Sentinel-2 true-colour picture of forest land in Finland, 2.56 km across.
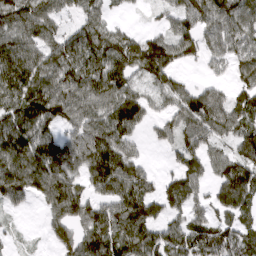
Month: March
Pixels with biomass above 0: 80%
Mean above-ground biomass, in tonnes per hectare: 95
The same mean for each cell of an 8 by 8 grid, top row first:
134 101 68 34 8 81 118 112
118 99 133 122 116 91 67 95
137 109 123 117 68 58 31 55
132 131 100 118 72 77 119 91
155 129 108 132 26 67 79 93
137 153 85 152 82 72 59 132
31 70 102 107 112 70 62 103
14 29 93 119 120 109 131 99
